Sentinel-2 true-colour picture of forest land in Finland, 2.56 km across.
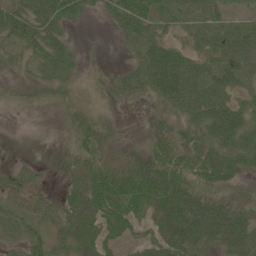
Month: June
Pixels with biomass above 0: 84%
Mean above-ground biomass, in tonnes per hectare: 43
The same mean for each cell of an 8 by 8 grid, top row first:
68 63 37 38 68 34 41 17
30 56 14 6 45 40 43 52
15 27 15 19 48 77 49 35
11 7 25 8 13 33 73 53
6 2 38 41 33 58 51 49
22 10 64 86 83 74 66 38
37 33 57 79 65 79 67 55
34 55 67 43 32 73 54 57
